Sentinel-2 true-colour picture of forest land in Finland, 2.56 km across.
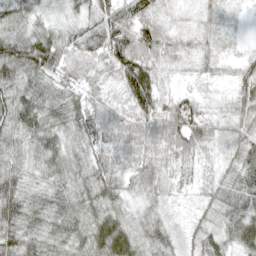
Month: April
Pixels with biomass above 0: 96%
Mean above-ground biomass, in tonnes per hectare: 43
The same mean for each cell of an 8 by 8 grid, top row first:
48 25 35 59 52 17 20 4
68 86 58 89 73 37 26 8
52 44 41 36 94 17 21 40
66 46 53 43 73 72 26 47
27 51 38 42 46 53 38 46
33 37 33 52 53 33 23 61
44 37 44 34 20 12 37 60
43 31 38 67 30 24 48 53
